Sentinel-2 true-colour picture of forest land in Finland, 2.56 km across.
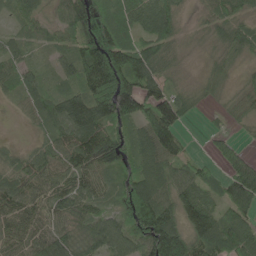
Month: May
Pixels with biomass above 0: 89%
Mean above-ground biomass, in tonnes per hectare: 80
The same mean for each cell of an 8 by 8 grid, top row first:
41 30 77 89 83 58 38 59
50 33 81 161 91 40 23 69
67 34 100 190 121 33 46 23
17 81 143 150 95 114 11 32
12 65 107 84 98 75 20 35
72 77 86 55 110 87 57 126
88 77 71 56 181 115 107 95
67 89 63 99 139 180 132 104
